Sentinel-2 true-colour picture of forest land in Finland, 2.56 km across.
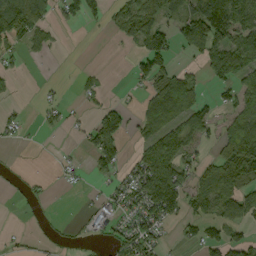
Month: September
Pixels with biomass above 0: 48%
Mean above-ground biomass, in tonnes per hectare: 50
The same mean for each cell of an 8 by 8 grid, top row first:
160 61 67 38 75 56 124 84
47 34 0 2 77 47 92 104
14 5 16 3 52 73 35 92
14 28 11 61 45 96 45 62
12 1 13 93 59 86 25 131
6 6 14 47 98 79 61 132
8 18 5 39 90 76 57 88
12 11 8 26 77 14 62 47
